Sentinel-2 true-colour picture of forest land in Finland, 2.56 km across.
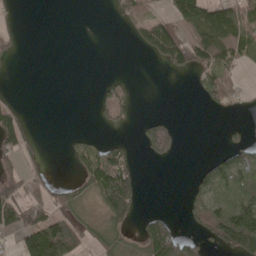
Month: May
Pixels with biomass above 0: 36%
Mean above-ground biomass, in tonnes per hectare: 48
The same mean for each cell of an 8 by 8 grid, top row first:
13 0 0 12 48 67 116 89
17 0 0 0 46 96 131 93
0 0 0 19 0 4 48 17
49 0 0 41 4 3 10 7
74 2 25 33 55 49 0 35
38 22 36 146 10 0 75 93
79 66 34 140 14 1 107 135
40 223 84 46 91 122 66 182
